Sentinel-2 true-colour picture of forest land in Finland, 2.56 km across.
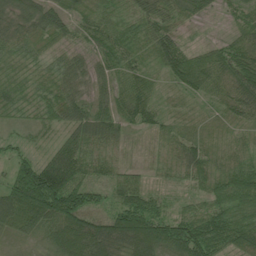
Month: July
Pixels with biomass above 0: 90%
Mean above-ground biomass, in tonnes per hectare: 53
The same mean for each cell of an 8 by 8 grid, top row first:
51 60 42 39 52 33 18 31
45 29 30 57 34 67 40 66
34 33 41 47 47 47 67 85
28 34 51 55 62 12 13 55
19 21 70 40 6 36 27 25
71 148 78 41 21 20 50 68
95 112 108 58 80 21 48 75
19 47 89 107 102 99 88 66
